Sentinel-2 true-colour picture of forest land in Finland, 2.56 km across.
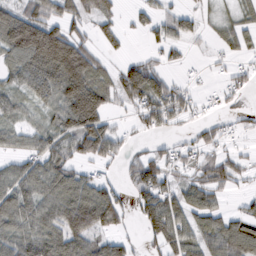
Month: February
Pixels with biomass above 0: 69%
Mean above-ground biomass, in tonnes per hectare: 62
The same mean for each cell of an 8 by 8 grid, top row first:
81 73 76 43 34 41 20 39
102 187 96 35 16 27 16 39
47 95 135 70 123 24 11 34
46 45 166 45 83 57 19 20
35 62 80 76 53 29 40 17
58 77 54 18 99 55 54 34
76 66 118 110 70 96 67 18
68 79 79 54 31 79 84 93
